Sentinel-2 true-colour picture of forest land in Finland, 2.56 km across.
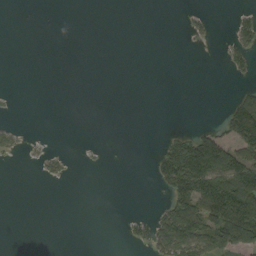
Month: August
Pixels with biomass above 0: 19%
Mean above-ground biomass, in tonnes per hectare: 30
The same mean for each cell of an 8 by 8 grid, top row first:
0 0 0 0 0 0 10 20
0 0 0 0 0 0 1 37
0 0 0 0 0 0 0 9
1 0 0 0 0 0 0 135
13 2 1 0 0 106 155 121
0 13 0 0 0 157 164 142
0 0 0 0 1 120 130 184
0 0 0 0 35 128 104 133
